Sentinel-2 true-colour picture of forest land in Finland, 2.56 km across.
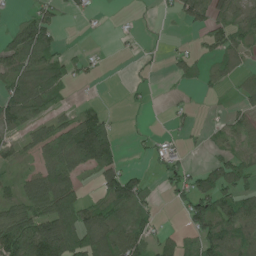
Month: June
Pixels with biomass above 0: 54%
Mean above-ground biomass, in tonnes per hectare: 51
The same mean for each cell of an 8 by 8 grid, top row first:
9 48 14 3 3 29 81 51
74 79 7 3 11 10 29 52
76 96 16 0 7 20 29 28
86 49 49 14 4 13 2 27
31 68 155 86 8 14 16 36
28 88 48 77 31 46 73 61
61 105 91 80 48 15 92 97
113 173 113 90 65 49 88 79
